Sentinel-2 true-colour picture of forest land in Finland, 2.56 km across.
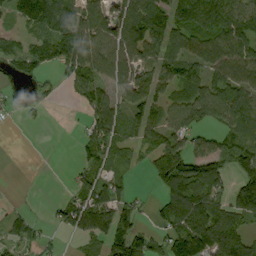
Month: September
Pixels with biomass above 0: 70%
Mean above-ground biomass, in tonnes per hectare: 79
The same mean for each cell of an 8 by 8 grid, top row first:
76 126 96 87 109 92 125 105
56 107 130 100 95 59 105 107
36 26 87 88 77 96 94 111
33 15 23 107 83 88 114 113
0 0 40 77 55 96 74 91
0 0 45 56 17 163 135 77
13 15 114 106 20 117 135 96
69 22 35 106 95 141 157 96
